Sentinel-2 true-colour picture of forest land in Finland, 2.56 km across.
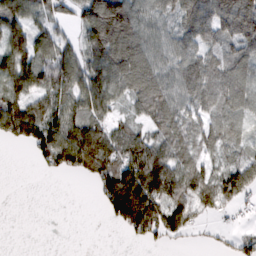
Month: February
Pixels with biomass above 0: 73%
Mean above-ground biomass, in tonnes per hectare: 68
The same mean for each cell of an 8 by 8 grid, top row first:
80 53 57 158 68 77 92 117
87 74 61 134 90 70 66 72
89 87 81 102 107 74 104 77
94 70 62 46 66 78 62 55
35 101 143 97 88 82 61 47
0 16 48 95 147 85 67 91
0 0 0 95 178 89 59 35
0 0 0 0 44 27 12 33
